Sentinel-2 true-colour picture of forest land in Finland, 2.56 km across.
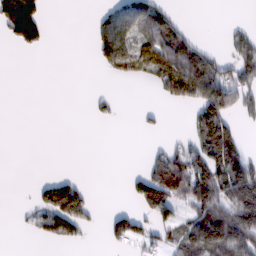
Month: February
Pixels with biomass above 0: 37%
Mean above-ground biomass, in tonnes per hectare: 42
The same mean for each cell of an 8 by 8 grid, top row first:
143 16 0 53 70 19 0 1
23 13 0 99 70 91 20 47
0 0 0 16 28 118 93 64
0 0 0 12 9 0 111 43
0 0 0 0 3 19 117 63
0 11 10 0 60 115 106 111
5 89 79 13 59 57 99 123
0 30 21 43 40 49 108 90
